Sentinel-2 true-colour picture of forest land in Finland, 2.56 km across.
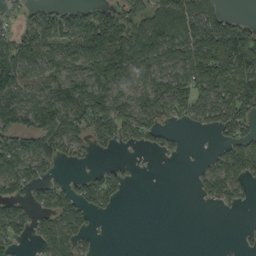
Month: September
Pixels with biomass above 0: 61%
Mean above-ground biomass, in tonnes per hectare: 68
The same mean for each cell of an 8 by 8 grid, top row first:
29 68 81 95 97 114 121 25
98 82 86 143 120 93 119 144
114 77 86 125 66 78 127 97
119 115 111 120 89 52 82 88
83 87 47 45 28 14 3 84
119 49 28 53 1 0 74 113
77 71 83 29 0 0 7 18
51 78 56 1 0 0 0 8
